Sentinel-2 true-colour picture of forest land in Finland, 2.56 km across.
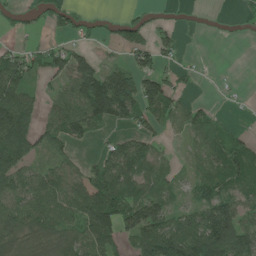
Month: June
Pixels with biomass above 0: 64%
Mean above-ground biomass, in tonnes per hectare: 61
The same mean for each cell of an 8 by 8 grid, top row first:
25 43 28 12 22 4 1 9
28 46 37 20 62 30 0 0
100 38 135 115 94 32 2 2
154 42 99 128 67 41 33 4
142 47 35 37 52 8 54 44
95 69 58 97 56 24 51 71
88 90 95 141 126 40 97 81
73 91 70 67 84 110 152 121
